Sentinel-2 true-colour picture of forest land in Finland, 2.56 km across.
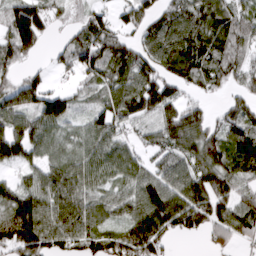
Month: March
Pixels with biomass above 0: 83%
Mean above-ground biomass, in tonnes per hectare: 95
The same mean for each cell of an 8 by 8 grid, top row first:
120 88 45 60 81 117 147 91
133 25 116 129 89 132 122 75
66 40 58 109 132 96 85 67
95 116 38 102 103 107 45 88
139 71 64 82 49 109 134 122
38 91 102 65 77 93 130 107
130 91 87 61 127 152 139 103
165 122 99 98 168 38 49 58
